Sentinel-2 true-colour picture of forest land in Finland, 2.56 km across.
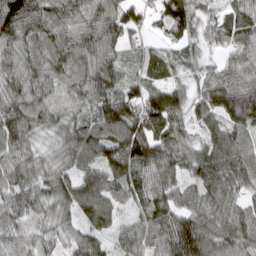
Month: March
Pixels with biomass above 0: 96%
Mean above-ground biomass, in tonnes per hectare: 89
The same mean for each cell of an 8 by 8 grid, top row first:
133 97 83 94 43 108 43 83
86 101 95 70 45 51 36 68
87 81 84 89 85 58 87 90
91 79 58 137 115 95 97 135
91 43 136 151 148 91 91 94
99 84 105 107 79 79 129 115
99 74 122 95 63 95 94 70
75 55 48 49 88 126 100 97
